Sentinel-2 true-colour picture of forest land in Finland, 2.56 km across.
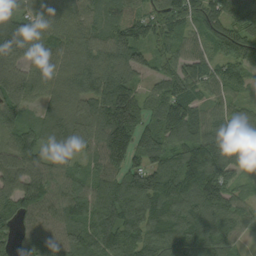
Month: September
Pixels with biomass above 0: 95%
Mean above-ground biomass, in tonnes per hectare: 105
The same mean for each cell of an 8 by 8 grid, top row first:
123 83 76 69 68 108 97 117
178 90 76 118 89 69 64 100
148 81 85 121 56 104 101 81
88 44 78 148 110 136 71 66
97 63 100 199 132 102 154 122
113 94 80 115 155 156 193 76
97 91 114 122 119 131 142 94
73 97 118 101 103 138 137 53
